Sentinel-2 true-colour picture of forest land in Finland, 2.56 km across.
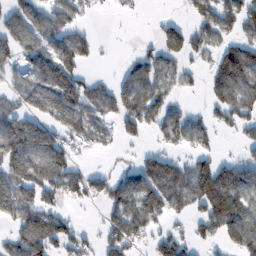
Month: February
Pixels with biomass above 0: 61%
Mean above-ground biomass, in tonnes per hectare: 76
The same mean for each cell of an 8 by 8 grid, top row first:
50 77 41 10 5 16 75 91
67 99 88 4 25 88 55 90
47 111 76 36 113 62 59 136
81 105 100 76 122 59 43 92
138 149 62 33 23 77 47 34
122 150 74 52 95 89 101 122
117 80 18 89 144 48 91 145
86 95 60 90 54 80 32 93
